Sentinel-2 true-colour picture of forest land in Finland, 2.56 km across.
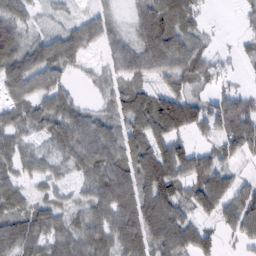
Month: February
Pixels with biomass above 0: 82%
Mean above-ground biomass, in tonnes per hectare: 60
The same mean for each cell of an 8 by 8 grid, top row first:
62 18 27 29 61 81 15 15
103 86 70 43 61 76 28 19
85 79 13 32 38 52 38 13
53 72 53 40 97 148 78 92
42 27 73 71 74 79 30 80
42 37 30 82 95 92 90 30
47 53 36 92 98 70 67 84
84 56 70 78 75 103 60 42
